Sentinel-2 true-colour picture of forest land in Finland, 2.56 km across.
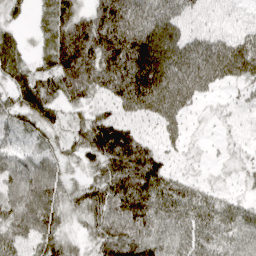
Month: April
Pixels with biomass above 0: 85%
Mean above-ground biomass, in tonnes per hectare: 63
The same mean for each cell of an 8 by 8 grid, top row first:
18 47 54 124 93 67 27 19
45 51 128 115 126 78 77 72
51 44 92 105 135 92 66 51
53 53 30 47 71 67 9 19
44 37 49 152 66 32 9 18
68 64 21 95 123 40 10 19
74 48 45 86 94 72 59 39
68 53 25 111 91 58 56 53
